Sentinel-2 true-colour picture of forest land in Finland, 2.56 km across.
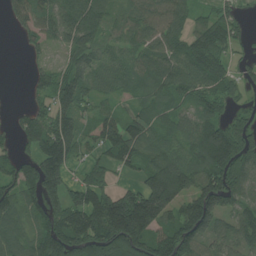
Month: July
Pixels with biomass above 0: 81%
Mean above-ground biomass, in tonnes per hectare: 90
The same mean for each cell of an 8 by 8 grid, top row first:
46 82 132 60 80 71 48 39
5 42 107 48 74 81 135 37
0 69 104 72 58 96 100 47
22 81 88 43 47 55 81 30
45 124 70 101 94 75 166 152
97 152 37 45 82 153 127 124
78 104 121 194 232 92 151 82
64 117 132 185 145 152 83 83
